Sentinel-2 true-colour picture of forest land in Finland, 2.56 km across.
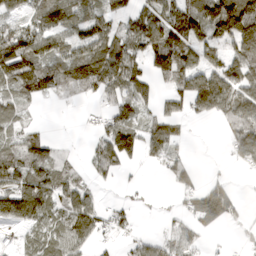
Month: March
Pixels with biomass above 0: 66%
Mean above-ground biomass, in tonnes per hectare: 71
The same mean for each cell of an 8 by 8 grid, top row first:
43 78 63 66 80 116 126 186
132 87 89 98 94 145 79 91
125 89 91 104 65 78 108 102
54 1 12 60 42 53 84 121
53 55 5 114 85 66 1 90
91 94 35 39 6 64 19 7
151 93 110 38 8 25 142 38
71 66 81 25 37 75 18 11
